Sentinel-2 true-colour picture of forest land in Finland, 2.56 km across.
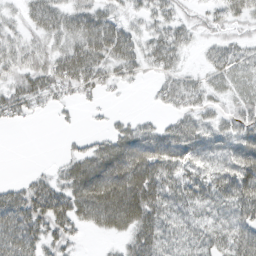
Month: March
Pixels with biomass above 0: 76%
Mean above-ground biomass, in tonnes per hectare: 41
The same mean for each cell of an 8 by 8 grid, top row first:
16 49 46 28 23 25 18 28
33 30 58 59 33 37 16 26
35 48 52 25 11 28 21 28
30 10 8 8 6 28 27 33
0 0 12 58 78 74 53 66
3 21 79 108 92 47 46 81
66 76 61 105 87 39 40 64
67 42 11 17 62 35 37 55
